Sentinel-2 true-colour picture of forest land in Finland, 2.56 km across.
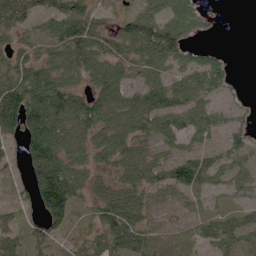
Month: June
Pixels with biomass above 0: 75%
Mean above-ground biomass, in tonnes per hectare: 61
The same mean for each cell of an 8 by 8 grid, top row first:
68 62 87 25 89 69 24 0
40 53 93 46 108 92 29 0
76 101 58 90 50 49 85 3
120 150 97 94 102 71 54 17
29 131 74 84 60 37 27 42
14 156 68 46 74 72 62 52
23 126 27 91 73 21 19 37
31 44 25 75 61 21 40 44
